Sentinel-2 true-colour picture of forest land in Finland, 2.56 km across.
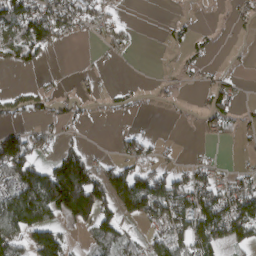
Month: March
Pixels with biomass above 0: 44%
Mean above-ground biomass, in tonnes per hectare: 53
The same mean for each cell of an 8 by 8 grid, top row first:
109 125 73 26 0 3 0 18
87 68 1 28 0 9 13 1
0 4 13 1 2 7 18 9
27 24 20 11 2 2 38 15
116 32 24 7 40 3 11 9
114 127 180 81 83 55 39 38
163 171 175 72 114 119 128 116
78 122 13 92 55 84 106 62
